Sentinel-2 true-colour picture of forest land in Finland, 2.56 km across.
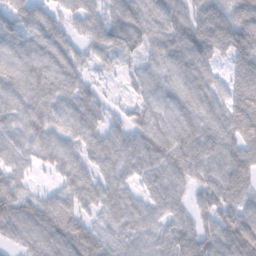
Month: February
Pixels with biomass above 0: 93%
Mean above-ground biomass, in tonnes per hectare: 71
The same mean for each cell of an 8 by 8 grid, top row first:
67 59 62 55 80 72 90 101
71 79 41 68 58 87 100 104
79 89 56 17 64 72 65 85
73 76 77 29 61 70 75 123
61 60 60 66 76 96 85 99
54 20 66 63 60 66 69 98
77 69 51 64 59 54 73 90
45 77 98 48 58 64 78 128
